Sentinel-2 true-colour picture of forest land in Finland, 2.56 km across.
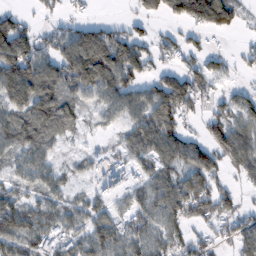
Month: February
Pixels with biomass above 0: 75%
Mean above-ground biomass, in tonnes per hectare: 76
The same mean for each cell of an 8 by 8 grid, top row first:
33 25 24 7 53 65 124 45
164 81 151 134 60 60 30 24
162 119 127 122 70 85 80 17
86 108 50 63 97 112 52 77
77 58 9 23 106 101 77 109
49 57 21 63 69 106 102 48
98 82 69 57 82 103 91 55
110 85 75 90 91 78 48 89
